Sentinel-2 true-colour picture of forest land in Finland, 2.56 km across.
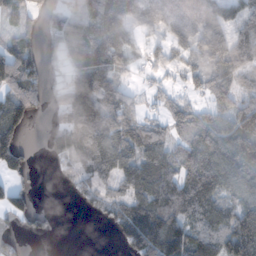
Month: November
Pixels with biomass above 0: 74%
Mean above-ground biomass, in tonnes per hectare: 88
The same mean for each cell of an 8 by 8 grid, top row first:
59 40 67 115 94 147 120 71
107 36 101 148 58 76 127 107
124 42 166 101 25 29 94 54
115 30 165 111 45 79 93 99
96 28 98 122 107 73 163 153
49 1 50 82 128 121 154 110
70 11 17 58 114 127 122 111
21 10 0 10 142 162 97 180
